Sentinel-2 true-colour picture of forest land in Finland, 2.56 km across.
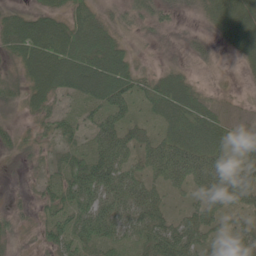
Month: May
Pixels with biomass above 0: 78%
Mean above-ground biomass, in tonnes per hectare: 38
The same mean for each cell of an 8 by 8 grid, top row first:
31 38 37 28 36 20 25 45
47 73 67 51 8 9 15 35
25 69 67 75 29 37 3 4
12 34 21 45 21 53 30 7
23 16 25 70 39 64 53 27
3 22 64 70 41 56 64 58
11 28 62 68 73 13 45 28
15 35 55 50 48 68 26 31
